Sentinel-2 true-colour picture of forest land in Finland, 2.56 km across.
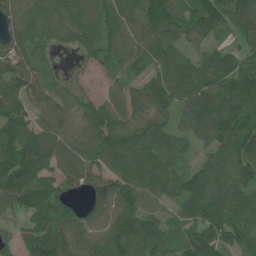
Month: June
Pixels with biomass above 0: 91%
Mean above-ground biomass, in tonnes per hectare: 92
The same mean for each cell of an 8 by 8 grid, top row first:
70 84 94 83 94 96 111 114
67 50 62 75 80 82 66 67
119 47 20 37 70 113 107 111
117 90 78 88 79 81 146 128
125 132 83 104 106 60 75 130
127 91 96 110 95 79 113 120
86 87 47 120 108 59 108 128
56 150 96 99 123 54 112 84
